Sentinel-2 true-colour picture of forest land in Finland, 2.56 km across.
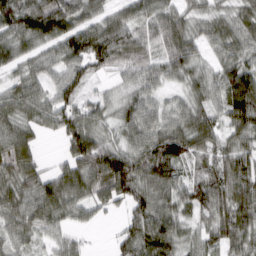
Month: March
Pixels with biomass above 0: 91%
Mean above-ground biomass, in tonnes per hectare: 81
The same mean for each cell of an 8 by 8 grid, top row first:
124 154 83 66 83 81 53 65
76 61 112 119 61 103 48 68
48 58 80 32 72 51 66 115
72 77 95 49 86 59 69 111
110 5 136 71 94 106 82 76
89 74 111 165 103 86 73 103
89 101 65 41 100 90 91 124
63 41 30 21 111 94 64 97
